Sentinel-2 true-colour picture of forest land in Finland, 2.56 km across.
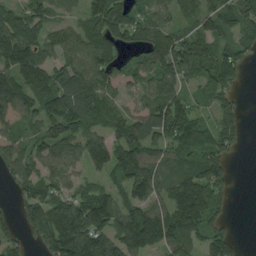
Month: August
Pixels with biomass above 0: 80%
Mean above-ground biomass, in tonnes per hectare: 89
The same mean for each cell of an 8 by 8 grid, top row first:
68 59 52 119 61 46 91 101
162 72 81 66 75 131 75 92
128 104 100 69 76 118 82 60
132 103 107 75 78 128 38 49
76 77 72 92 112 112 105 43
67 63 39 70 164 83 134 0
34 108 123 109 137 153 124 0
51 105 144 117 146 130 73 17
